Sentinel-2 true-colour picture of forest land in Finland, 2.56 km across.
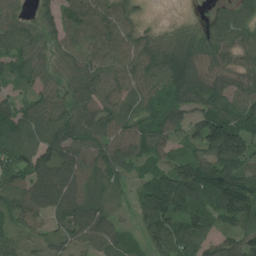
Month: July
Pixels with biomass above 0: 90%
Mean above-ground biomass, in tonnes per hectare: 80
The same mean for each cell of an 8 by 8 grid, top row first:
46 35 93 86 16 4 27 67
84 45 89 92 74 85 68 66
47 47 76 70 89 123 106 62
77 97 91 72 79 71 90 78
107 127 106 103 84 61 168 164
83 98 88 66 45 102 107 126
84 83 103 32 89 95 80 112
42 45 58 68 51 124 84 87
